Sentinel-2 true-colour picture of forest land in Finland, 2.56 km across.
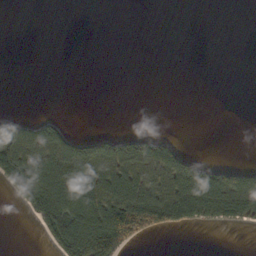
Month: October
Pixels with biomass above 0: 31%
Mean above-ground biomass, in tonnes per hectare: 41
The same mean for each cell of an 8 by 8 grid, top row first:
0 0 0 0 0 0 0 0
0 0 0 0 0 0 0 0
0 0 0 0 0 0 0 0
2 5 0 0 0 0 0 0
91 95 64 66 66 37 0 0
135 163 138 111 92 120 95 73
19 118 137 149 176 125 98 88
0 27 142 155 42 0 0 0
